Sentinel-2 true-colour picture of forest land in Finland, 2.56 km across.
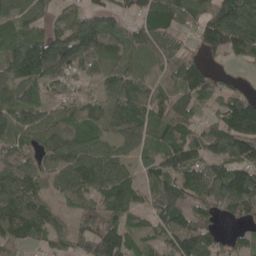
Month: May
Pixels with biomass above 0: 87%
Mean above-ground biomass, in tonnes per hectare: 88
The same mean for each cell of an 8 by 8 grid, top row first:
79 36 66 43 61 84 97 183
97 138 127 94 91 53 88 122
104 80 49 76 86 80 75 20
94 65 77 96 101 106 36 151
85 82 100 70 88 109 93 128
107 77 152 128 62 110 126 125
131 65 56 80 43 101 73 104
72 54 59 118 52 111 99 38
